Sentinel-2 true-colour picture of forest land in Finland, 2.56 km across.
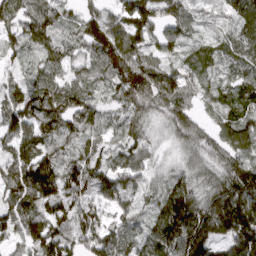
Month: March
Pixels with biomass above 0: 94%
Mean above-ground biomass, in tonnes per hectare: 89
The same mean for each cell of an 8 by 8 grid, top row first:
84 90 58 58 116 92 31 84
53 74 65 124 83 62 45 69
45 79 70 85 121 98 50 68
116 117 107 54 91 93 31 80
92 77 59 51 78 59 87 82
114 128 113 99 66 79 95 135
108 100 93 73 38 159 143 175
70 130 91 97 91 158 118 144
